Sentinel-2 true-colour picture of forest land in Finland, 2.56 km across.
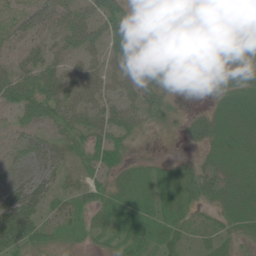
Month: June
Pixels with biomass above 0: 80%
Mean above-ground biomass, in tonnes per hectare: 36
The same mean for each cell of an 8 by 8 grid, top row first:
28 45 49 44 31 59 55 59
33 34 46 39 40 41 59 25
57 50 48 35 39 24 66 31
40 46 56 44 34 18 18 35
30 43 26 44 8 3 26 32
31 44 19 22 21 32 35 28
97 36 28 24 20 29 18 30
76 40 15 14 24 25 17 23
